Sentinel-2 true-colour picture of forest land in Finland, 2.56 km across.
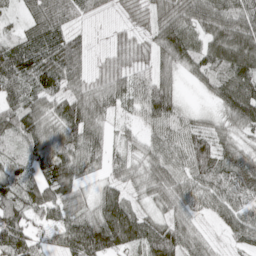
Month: May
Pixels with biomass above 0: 89%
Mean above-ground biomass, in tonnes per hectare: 70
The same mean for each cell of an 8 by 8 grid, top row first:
24 74 33 10 34 106 112 101
77 92 67 24 32 115 63 80
81 92 64 57 50 53 55 107
82 72 94 40 71 74 29 109
49 104 101 32 50 69 94 59
75 95 79 40 63 77 78 71
91 81 56 105 38 60 39 59
89 30 113 133 97 92 32 39
